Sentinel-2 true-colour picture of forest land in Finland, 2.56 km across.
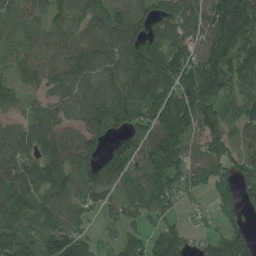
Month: July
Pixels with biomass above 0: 87%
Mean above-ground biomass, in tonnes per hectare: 120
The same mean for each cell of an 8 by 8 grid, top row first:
74 93 104 155 113 164 187 192
50 100 133 134 157 144 167 154
73 98 120 124 175 189 195 121
55 83 107 159 128 237 137 104
112 127 119 67 129 176 112 82
122 122 112 115 121 118 89 98
132 112 100 81 131 60 35 50
135 134 144 42 106 126 77 144
